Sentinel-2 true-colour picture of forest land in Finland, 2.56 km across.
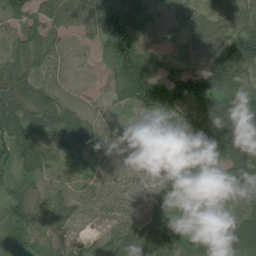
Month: July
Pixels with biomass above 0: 86%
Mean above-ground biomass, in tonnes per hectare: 61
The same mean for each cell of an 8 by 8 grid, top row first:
59 73 72 118 61 46 62 69
52 67 11 115 65 39 94 120
83 30 4 43 131 102 108 61
88 85 43 21 56 76 77 88
89 65 93 43 63 65 77 97
46 36 41 11 35 57 29 102
60 58 23 28 33 48 20 43
73 42 20 45 89 64 47 72
